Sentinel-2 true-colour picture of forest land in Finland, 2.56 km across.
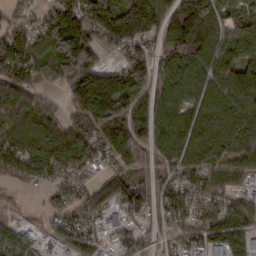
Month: February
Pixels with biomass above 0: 87%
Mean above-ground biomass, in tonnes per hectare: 120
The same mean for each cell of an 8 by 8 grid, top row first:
78 99 210 171 248 206 244 82
147 169 234 98 102 185 185 135
167 41 227 138 125 121 134 185
152 101 96 135 105 113 121 142
138 144 137 149 89 125 136 133
68 80 97 107 85 99 92 77
11 56 126 92 115 112 111 85
61 30 90 47 67 68 111 79
